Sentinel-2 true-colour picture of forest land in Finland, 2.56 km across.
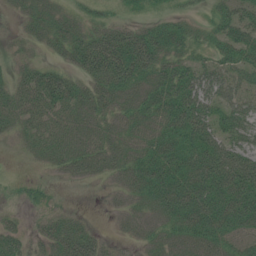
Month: July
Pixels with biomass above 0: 80%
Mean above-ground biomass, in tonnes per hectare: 41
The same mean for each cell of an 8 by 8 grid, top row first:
15 41 30 22 20 22 18 37
18 28 62 86 72 41 28 52
39 69 39 66 45 67 44 32
47 58 40 32 39 73 50 38
16 38 33 30 41 60 69 44
9 10 19 19 57 68 80 89
8 16 5 8 27 63 78 69
39 44 73 12 19 32 44 32
